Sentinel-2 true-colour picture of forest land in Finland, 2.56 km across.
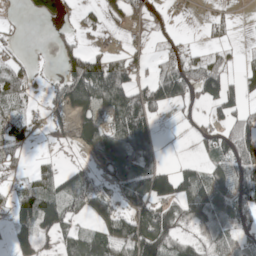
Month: May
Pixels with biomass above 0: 56%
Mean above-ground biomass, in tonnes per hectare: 58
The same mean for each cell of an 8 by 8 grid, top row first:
4 65 27 24 21 4 15 3
15 10 52 22 21 21 28 9
77 16 142 158 34 121 122 36
47 41 56 86 122 9 25 47
73 16 35 96 106 0 35 123
29 47 37 51 98 91 61 125
84 127 39 45 105 80 108 86
51 16 60 91 168 69 50 54
